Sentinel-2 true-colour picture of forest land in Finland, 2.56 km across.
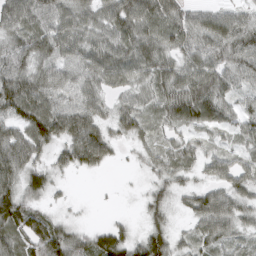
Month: March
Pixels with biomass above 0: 88%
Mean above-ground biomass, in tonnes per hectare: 57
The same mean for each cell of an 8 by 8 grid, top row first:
89 62 57 63 75 58 52 48
65 68 64 64 67 54 76 84
87 66 65 57 49 73 86 58
71 79 83 37 51 70 68 53
77 64 106 44 33 41 29 29
61 54 18 3 13 43 41 66
92 26 5 1 27 23 84 64
55 106 50 71 63 39 61 37
